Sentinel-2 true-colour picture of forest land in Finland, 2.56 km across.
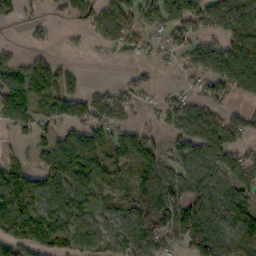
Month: October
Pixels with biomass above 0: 71%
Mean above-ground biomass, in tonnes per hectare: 79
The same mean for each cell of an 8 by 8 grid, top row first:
50 22 68 99 64 97 94 113
17 27 13 49 41 55 80 103
71 111 14 6 40 11 67 99
86 69 97 89 27 61 73 53
16 79 115 100 77 53 109 67
65 112 140 81 117 85 92 80
157 92 75 61 115 119 127 130
118 123 90 63 107 70 167 111
